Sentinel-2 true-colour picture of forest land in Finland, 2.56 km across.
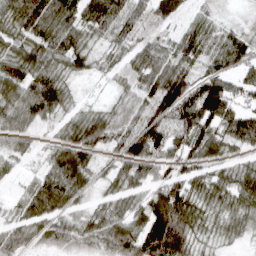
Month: April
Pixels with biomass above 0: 86%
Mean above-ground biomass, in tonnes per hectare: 66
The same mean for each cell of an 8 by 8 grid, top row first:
60 101 69 79 48 49 27 6
56 78 59 36 52 61 55 80
87 91 20 17 61 113 94 55
88 79 30 38 84 131 111 66
38 24 94 50 119 70 93 56
19 76 83 49 65 51 49 71
29 80 34 56 74 162 51 59
51 54 65 96 147 151 26 19
